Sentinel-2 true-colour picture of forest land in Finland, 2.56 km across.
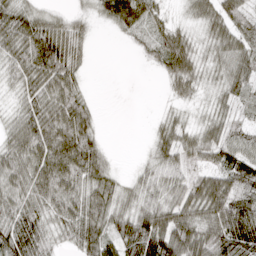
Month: April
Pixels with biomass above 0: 83%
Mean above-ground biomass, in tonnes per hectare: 57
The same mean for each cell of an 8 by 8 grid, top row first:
71 42 23 59 59 20 61 54
74 107 49 0 20 87 39 72
44 85 37 0 0 59 30 68
35 73 81 0 0 22 30 34
63 90 109 5 8 65 65 53
65 81 82 44 35 44 56 81
58 57 65 59 63 71 91 97
93 49 63 63 126 105 84 103
